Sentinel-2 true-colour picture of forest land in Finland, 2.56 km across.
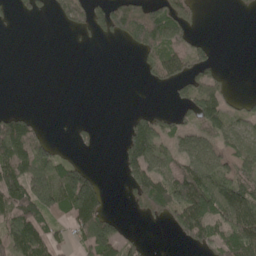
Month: May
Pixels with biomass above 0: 48%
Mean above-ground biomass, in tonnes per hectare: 56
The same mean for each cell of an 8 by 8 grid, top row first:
18 18 67 105 95 86 1 3
0 0 5 1 70 79 33 0
0 0 0 0 15 58 61 0
40 0 0 0 21 29 96 31
141 45 15 1 116 46 62 72
129 117 133 0 108 92 131 67
108 90 146 10 52 109 120 143
118 74 64 107 21 28 61 132
